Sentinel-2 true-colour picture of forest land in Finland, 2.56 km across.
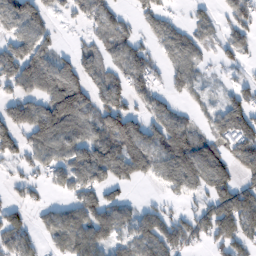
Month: February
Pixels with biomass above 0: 68%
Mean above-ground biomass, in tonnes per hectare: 78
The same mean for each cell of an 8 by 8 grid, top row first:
105 47 48 64 50 25 33 72
105 59 37 69 37 87 29 49
105 115 93 74 71 34 23 37
94 136 113 149 64 51 47 110
83 115 92 138 114 151 86 110
35 48 87 80 57 108 120 72
57 41 89 83 47 28 97 162
88 45 112 71 102 97 65 94
